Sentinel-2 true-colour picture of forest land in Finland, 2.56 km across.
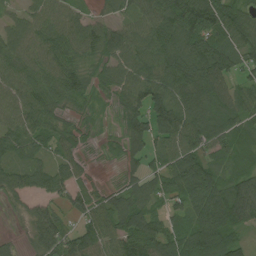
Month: August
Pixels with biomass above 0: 88%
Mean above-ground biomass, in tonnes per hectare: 73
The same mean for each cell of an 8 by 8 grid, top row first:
37 75 47 28 68 111 121 63
78 89 68 85 102 107 118 74
76 76 48 65 125 107 129 50
88 66 22 16 106 127 115 76
76 51 31 15 69 97 85 42
67 62 31 3 65 90 98 57
16 52 47 67 81 44 120 116
13 91 82 79 110 89 125 43
